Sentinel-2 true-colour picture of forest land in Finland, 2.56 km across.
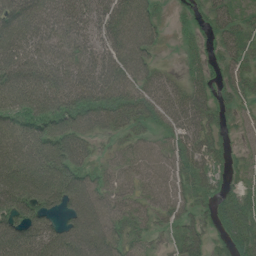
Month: July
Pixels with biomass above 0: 87%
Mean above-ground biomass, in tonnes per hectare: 62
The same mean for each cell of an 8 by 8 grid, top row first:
102 82 75 79 72 13 39 39
93 77 68 70 72 10 24 52
81 81 83 84 63 30 36 49
66 83 86 86 64 75 57 29
68 89 75 19 48 52 55 13
91 90 73 47 53 56 45 20
75 60 99 67 46 49 32 49
96 88 117 80 36 36 39 57
